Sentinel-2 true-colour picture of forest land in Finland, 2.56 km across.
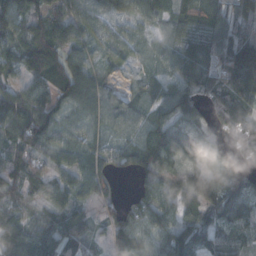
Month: October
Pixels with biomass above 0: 90%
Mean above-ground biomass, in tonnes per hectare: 87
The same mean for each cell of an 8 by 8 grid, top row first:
109 101 101 64 61 74 98 101
74 133 74 50 40 73 95 135
49 87 129 29 36 81 79 142
126 99 94 83 56 133 69 146
81 86 56 57 122 134 95 96
87 81 75 49 74 99 124 107
83 65 54 44 94 91 103 123
115 102 80 38 65 136 83 69
